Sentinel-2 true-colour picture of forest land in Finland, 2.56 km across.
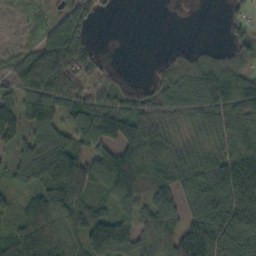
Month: October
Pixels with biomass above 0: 78%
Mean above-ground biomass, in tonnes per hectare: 83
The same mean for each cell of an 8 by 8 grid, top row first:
14 36 75 9 0 0 0 31
44 102 103 0 0 16 22 53
71 128 73 30 6 88 118 92
61 141 108 110 76 76 105 99
61 117 83 103 135 68 61 94
61 70 85 173 110 107 124 152
52 118 94 81 89 85 134 139
90 103 95 195 89 146 182 117
